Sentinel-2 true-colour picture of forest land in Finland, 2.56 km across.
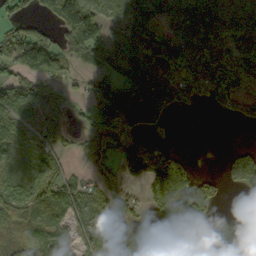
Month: October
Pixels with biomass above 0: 72%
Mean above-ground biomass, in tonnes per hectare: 103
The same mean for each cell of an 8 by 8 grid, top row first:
73 63 210 107 185 163 217 212
178 154 114 166 180 196 177 178
86 127 43 143 230 138 164 149
72 72 28 193 250 51 12 59
39 74 29 94 75 21 4 11
38 103 44 58 111 155 33 135
77 66 71 63 53 100 103 26
43 54 62 53 35 87 157 134
